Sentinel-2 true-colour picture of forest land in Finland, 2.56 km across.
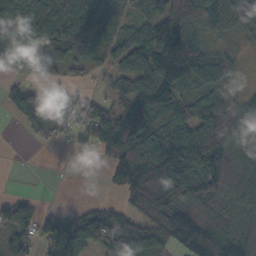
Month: October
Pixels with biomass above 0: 78%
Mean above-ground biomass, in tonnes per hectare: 92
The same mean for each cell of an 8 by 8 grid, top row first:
160 138 116 81 56 154 126 126
130 161 77 64 128 197 75 34
35 62 20 33 104 140 145 49
52 114 81 91 111 86 97 87
0 38 35 130 133 177 124 84
1 2 1 70 155 155 90 112
62 19 31 48 144 100 59 81
84 89 135 146 123 112 154 91
